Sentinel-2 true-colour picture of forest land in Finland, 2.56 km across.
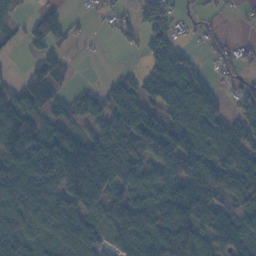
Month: November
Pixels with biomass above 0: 73%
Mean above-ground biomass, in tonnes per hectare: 80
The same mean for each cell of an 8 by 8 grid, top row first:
30 66 8 22 57 32 14 6
13 70 4 5 45 54 14 18
24 121 6 30 81 109 28 19
119 82 64 82 88 115 83 50
145 138 117 145 75 135 97 105
104 118 233 149 75 107 125 147
110 109 125 86 90 159 100 76
98 74 98 40 93 149 74 84
